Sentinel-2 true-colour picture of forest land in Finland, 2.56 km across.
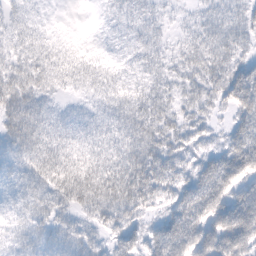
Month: February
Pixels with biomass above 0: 91%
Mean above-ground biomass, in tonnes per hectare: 43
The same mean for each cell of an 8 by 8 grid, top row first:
26 6 0 17 29 10 27 32
34 36 17 13 33 16 46 36
58 51 41 38 35 29 43 62
65 41 20 38 53 35 32 51
50 56 39 45 59 39 27 53
37 57 67 63 64 42 56 67
35 44 38 59 45 46 69 78
36 40 43 33 46 73 69 82
